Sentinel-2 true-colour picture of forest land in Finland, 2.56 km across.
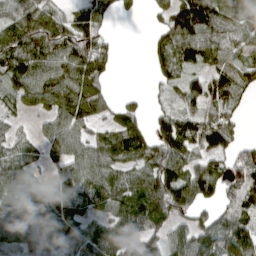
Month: April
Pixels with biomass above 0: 80%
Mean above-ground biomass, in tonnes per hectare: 86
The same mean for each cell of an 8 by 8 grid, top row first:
97 96 58 36 11 97 114 86
113 110 129 51 15 127 111 68
89 113 125 24 4 64 81 80
31 57 121 61 38 79 88 46
64 69 83 93 83 145 99 61
100 43 102 89 94 120 128 115
104 98 92 97 121 117 67 98
98 72 98 102 100 88 128 134
